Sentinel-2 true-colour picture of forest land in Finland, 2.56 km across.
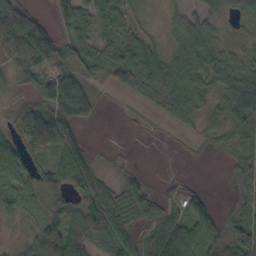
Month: October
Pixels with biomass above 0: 74%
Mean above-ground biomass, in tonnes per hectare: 43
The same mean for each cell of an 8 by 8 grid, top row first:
94 15 52 52 10 22 31 23
84 76 48 36 55 27 45 11
24 55 45 41 80 57 46 44
35 63 51 1 5 41 26 69
63 101 36 0 0 2 7 23
62 52 65 14 11 0 0 24
44 46 71 99 50 19 38 20
13 118 84 78 43 89 43 64
